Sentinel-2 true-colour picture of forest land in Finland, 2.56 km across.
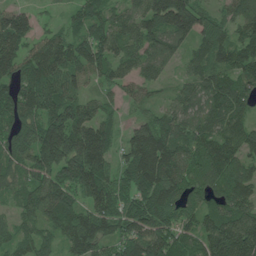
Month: June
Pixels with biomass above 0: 91%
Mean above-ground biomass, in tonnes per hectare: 102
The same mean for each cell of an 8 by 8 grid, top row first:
95 15 76 71 107 173 70 94
109 110 96 98 91 70 93 104
107 139 69 66 66 34 92 102
114 132 114 40 42 85 89 78
131 180 180 82 136 116 99 102
77 113 154 91 132 107 104 115
60 120 94 111 122 108 98 145
66 62 134 85 138 100 126 185
